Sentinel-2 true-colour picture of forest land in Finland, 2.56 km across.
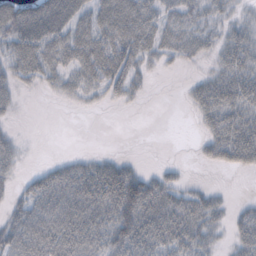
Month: October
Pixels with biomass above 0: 65%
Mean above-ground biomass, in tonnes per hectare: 33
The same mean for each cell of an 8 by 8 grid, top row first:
52 63 39 58 51 34 30 15
47 49 49 54 45 36 24 44
30 24 31 48 16 1 25 43
10 0 6 2 1 0 35 40
17 0 0 0 0 0 26 63
19 34 44 55 37 14 1 4
33 47 50 59 75 50 41 15
60 57 53 54 59 52 30 32
